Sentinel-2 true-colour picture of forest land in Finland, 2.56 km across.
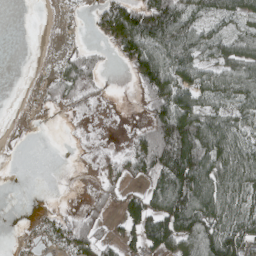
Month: April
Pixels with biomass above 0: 59%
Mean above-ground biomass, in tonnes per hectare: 44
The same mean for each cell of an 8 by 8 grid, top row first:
0 0 5 86 83 84 34 37
0 1 17 25 92 90 48 67
0 16 52 2 56 86 66 80
1 6 13 1 14 111 49 32
0 0 5 6 75 124 79 48
0 0 5 38 43 118 106 75
0 5 13 20 86 117 106 56
4 22 70 25 65 88 94 85
